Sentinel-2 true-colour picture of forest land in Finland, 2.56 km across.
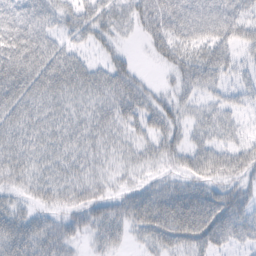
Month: February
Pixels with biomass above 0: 82%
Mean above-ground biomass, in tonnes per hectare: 44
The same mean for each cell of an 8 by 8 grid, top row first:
51 50 56 62 53 78 77 63
68 56 26 32 10 56 61 45
71 63 52 60 23 26 50 26
46 36 31 42 50 38 29 25
45 35 36 30 29 34 34 32
39 31 32 23 18 29 41 36
31 29 34 40 63 84 86 54
73 55 18 34 27 55 61 33
